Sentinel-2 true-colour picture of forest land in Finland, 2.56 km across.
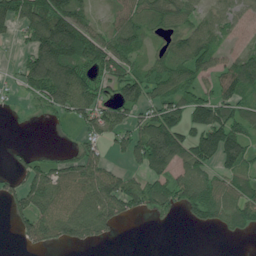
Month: July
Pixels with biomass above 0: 66%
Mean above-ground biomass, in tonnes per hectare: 76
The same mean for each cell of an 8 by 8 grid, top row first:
129 163 96 44 82 87 50 41
21 170 160 114 46 62 88 32
34 161 97 95 87 85 57 126
8 44 100 90 58 97 117 77
5 2 42 55 124 126 145 119
50 82 102 79 67 76 63 78
61 110 108 98 74 65 97 94
21 76 72 20 0 0 0 12
